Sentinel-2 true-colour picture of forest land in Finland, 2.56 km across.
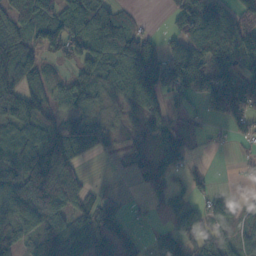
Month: October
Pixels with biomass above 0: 72%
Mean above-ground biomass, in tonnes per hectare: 63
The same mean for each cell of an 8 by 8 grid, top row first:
81 80 93 88 10 53 121 99
68 70 75 94 81 66 99 126
68 40 70 71 122 80 97 97
78 39 55 30 66 26 42 75
74 94 78 25 24 88 10 16
89 133 53 3 32 37 23 6
118 112 65 33 11 48 47 19
87 73 57 52 16 83 40 44
